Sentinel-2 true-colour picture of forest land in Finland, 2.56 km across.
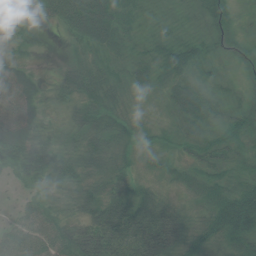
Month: July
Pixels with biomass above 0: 94%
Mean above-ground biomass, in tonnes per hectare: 47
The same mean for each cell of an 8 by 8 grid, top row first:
15 30 95 73 29 18 45 20
22 5 30 52 30 60 36 23
62 14 67 53 38 57 31 23
59 28 46 54 31 51 52 39
90 43 45 52 27 30 45 42
33 56 50 48 32 32 47 45
19 46 47 68 68 38 53 119
62 63 70 74 72 67 51 68
